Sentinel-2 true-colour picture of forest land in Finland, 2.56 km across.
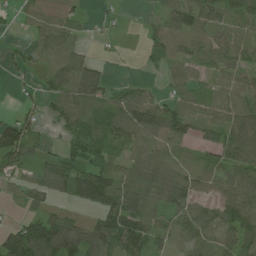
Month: July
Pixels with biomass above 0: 74%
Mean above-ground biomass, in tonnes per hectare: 66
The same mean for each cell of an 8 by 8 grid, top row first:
23 52 25 14 8 69 64 72
20 78 29 6 26 38 58 55
20 43 114 32 19 46 27 39
22 37 85 90 110 81 52 79
132 20 70 56 69 62 61 126
38 81 100 83 107 90 57 85
14 44 29 101 105 99 54 120
135 190 142 121 90 49 55 108
